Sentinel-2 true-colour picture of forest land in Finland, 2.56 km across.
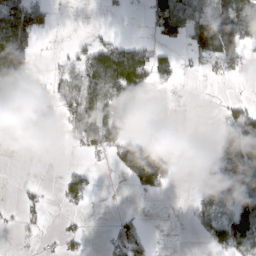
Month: March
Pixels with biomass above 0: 42%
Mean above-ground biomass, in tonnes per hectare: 50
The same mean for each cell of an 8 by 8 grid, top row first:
96 38 0 12 17 132 83 94
136 0 26 73 44 31 95 71
53 26 91 163 101 29 10 15
43 56 119 104 15 0 0 67
23 4 56 96 64 60 8 131
0 0 44 6 126 37 99 112
12 16 20 1 2 0 62 102
4 5 23 41 51 0 45 112
